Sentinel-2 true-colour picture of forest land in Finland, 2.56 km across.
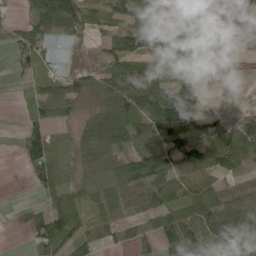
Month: June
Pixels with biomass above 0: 74%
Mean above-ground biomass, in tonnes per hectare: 75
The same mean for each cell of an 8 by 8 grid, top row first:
11 132 120 76 83 117 78 111
58 62 28 100 111 128 87 30
15 51 56 122 155 108 5 0
7 75 31 100 106 168 49 31
16 77 52 103 88 103 90 149
1 81 39 80 127 81 73 74
18 63 66 56 68 91 118 74
0 116 63 26 41 135 81 132
